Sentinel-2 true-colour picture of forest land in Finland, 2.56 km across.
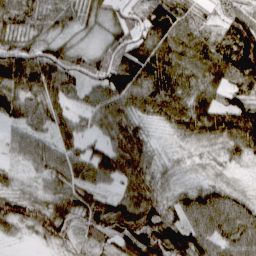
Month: April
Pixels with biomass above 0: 94%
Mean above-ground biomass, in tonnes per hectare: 69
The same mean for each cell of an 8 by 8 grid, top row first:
70 63 49 51 77 88 35 77
87 81 46 86 101 97 82 142
103 111 77 107 103 95 72 79
64 79 49 83 63 84 86 90
43 51 61 68 61 29 44 81
24 58 71 64 70 32 33 19
69 71 77 66 102 58 87 71
20 45 38 53 95 65 67 75
